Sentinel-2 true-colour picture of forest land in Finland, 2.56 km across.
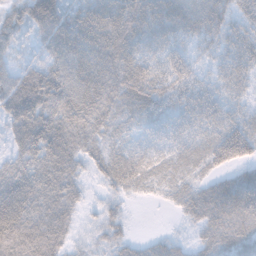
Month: November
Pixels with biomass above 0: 93%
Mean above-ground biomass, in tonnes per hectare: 53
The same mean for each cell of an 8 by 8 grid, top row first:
42 87 69 76 75 66 63 41
30 58 78 82 58 53 34 47
63 75 69 73 73 69 34 42
72 63 75 52 45 51 60 37
40 73 54 33 30 39 52 86
70 75 34 47 45 38 29 32
83 64 30 28 2 20 52 65
83 72 22 38 15 18 41 50
